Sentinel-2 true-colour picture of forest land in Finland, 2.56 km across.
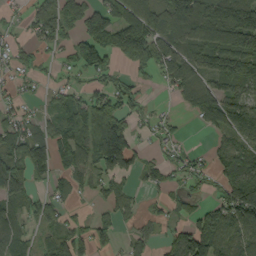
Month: September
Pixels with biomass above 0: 67%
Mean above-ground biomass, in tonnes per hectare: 71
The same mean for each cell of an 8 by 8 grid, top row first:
20 93 106 115 103 115 128 180
46 43 90 91 114 104 122 133
32 21 26 48 30 81 69 123
42 33 88 92 31 12 92 114
89 77 87 166 17 32 12 65
102 46 56 82 45 36 31 120
60 61 13 41 18 30 49 126
63 49 77 55 34 69 134 73
